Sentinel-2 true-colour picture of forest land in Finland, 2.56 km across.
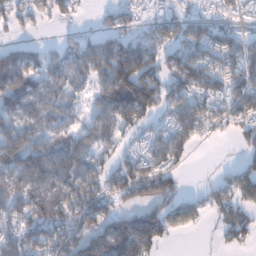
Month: January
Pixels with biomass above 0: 72%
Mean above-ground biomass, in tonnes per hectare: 79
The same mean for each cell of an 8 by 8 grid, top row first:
57 46 13 43 34 58 47 34
52 29 78 116 101 88 113 92
114 62 56 134 144 86 90 95
118 72 38 120 102 70 77 65
109 82 87 57 48 92 13 33
112 116 111 87 98 59 3 78
92 133 128 66 86 66 55 69
102 121 113 159 144 17 1 55
